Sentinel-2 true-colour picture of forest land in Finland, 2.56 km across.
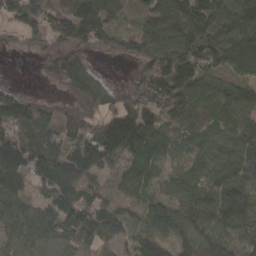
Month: March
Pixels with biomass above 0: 87%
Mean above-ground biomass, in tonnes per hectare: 104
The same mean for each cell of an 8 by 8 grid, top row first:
100 105 175 95 79 164 152 144
12 55 92 72 106 163 146 167
3 35 100 11 94 164 96 82
147 59 91 81 119 112 75 104
156 135 125 185 146 65 77 120
160 159 148 48 77 50 89 133
98 101 138 84 72 81 110 169
87 106 92 67 86 82 123 67
